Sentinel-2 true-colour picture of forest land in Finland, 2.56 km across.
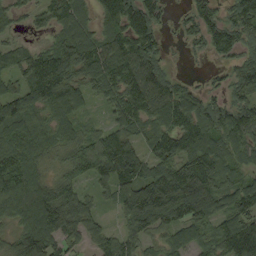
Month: September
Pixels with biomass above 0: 89%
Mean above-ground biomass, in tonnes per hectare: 102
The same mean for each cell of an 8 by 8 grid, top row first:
54 78 95 115 136 20 85 97
57 72 152 123 122 7 61 80
70 187 105 128 128 52 21 82
139 89 67 61 117 153 96 107
110 76 84 128 69 132 119 97
143 63 72 119 127 149 152 92
130 162 110 35 223 173 117 134
94 124 54 77 77 75 87 198
